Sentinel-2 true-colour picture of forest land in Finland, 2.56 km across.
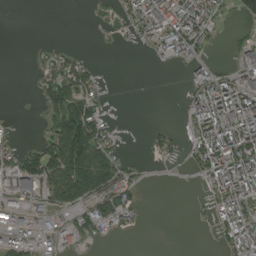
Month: August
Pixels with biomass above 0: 46%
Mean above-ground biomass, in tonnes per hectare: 57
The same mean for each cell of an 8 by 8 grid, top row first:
0 0 0 35 98 119 91 8
0 15 5 5 28 110 24 51
0 69 97 3 1 6 87 83
3 47 139 6 0 3 148 145
41 101 193 56 10 28 126 165
120 120 177 105 13 3 82 149
77 59 69 92 20 0 27 117
71 47 48 8 0 0 3 103
